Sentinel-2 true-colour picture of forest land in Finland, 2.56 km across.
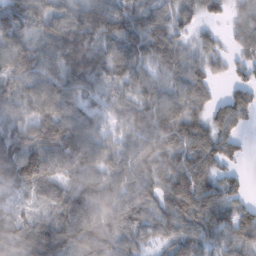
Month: February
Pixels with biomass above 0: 91%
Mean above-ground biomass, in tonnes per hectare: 90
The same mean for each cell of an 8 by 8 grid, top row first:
110 100 100 116 79 76 43 50
113 94 148 100 106 87 52 53
101 106 122 71 68 75 71 43
83 118 104 61 83 97 70 83
104 129 113 70 90 96 106 37
114 107 79 82 96 124 104 33
38 56 131 106 110 133 120 69
78 131 110 99 69 91 86 87
